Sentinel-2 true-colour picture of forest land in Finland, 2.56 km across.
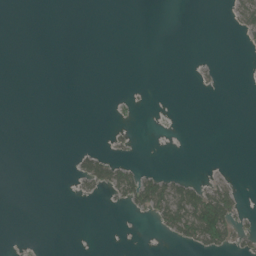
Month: June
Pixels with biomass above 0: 11%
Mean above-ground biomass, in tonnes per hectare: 8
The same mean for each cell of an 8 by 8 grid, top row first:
0 0 0 0 0 0 0 24
0 0 0 0 0 0 0 2
0 0 0 0 0 0 5 0
0 0 0 3 1 0 0 0
0 0 2 7 0 0 0 0
0 0 27 50 34 17 9 2
0 0 0 4 32 66 106 26
0 0 0 0 0 20 61 21
